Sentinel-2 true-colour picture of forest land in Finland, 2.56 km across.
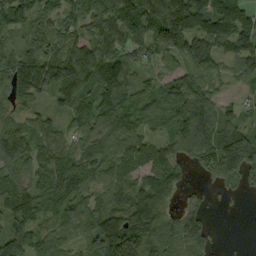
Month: September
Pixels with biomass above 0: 88%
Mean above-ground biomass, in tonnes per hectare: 98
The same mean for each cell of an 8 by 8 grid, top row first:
126 67 84 140 144 179 144 138
54 124 119 108 73 98 105 94
130 123 144 180 45 91 78 38
57 41 101 125 82 108 104 46
170 83 78 105 97 78 125 179
113 119 106 87 88 67 68 104
128 90 79 92 143 44 27 2
110 76 50 170 154 108 71 0
